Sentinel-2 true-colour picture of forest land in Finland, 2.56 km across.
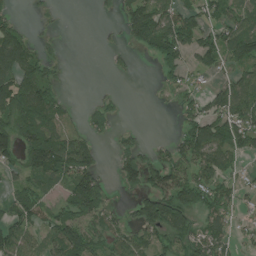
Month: July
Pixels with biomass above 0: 60%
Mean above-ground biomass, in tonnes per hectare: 73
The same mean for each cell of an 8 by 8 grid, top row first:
25 9 0 18 164 113 79 73
121 28 0 19 67 134 94 129
110 84 0 10 0 51 31 82
150 105 20 45 0 32 94 116
122 132 79 28 37 68 137 80
53 96 145 25 124 100 99 37
77 57 125 43 115 137 97 46
113 69 115 62 64 74 96 31
